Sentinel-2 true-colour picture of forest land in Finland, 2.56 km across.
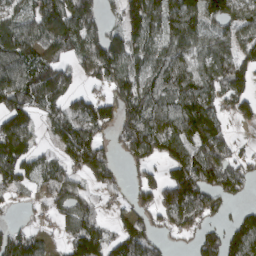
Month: March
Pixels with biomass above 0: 75%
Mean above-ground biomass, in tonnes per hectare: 96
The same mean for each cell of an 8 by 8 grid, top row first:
77 109 153 32 147 123 122 96
134 97 113 131 89 86 86 100
129 164 55 117 96 108 101 112
134 78 84 100 111 117 134 62
148 21 143 50 143 106 141 22
113 75 59 52 60 94 151 90
21 51 100 28 68 144 94 28
105 34 137 78 111 32 102 140
